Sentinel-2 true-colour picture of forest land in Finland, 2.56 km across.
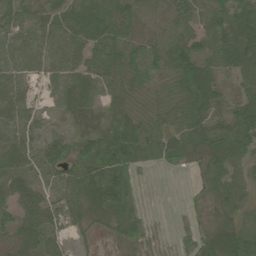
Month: June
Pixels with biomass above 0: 87%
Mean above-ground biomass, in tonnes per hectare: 57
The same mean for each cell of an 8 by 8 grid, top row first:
47 50 81 88 50 65 68 87
56 63 61 90 66 87 84 131
50 37 56 59 49 89 76 51
56 21 41 53 45 76 65 69
69 56 50 91 78 70 78 80
77 33 74 79 9 4 45 44
58 68 63 75 13 2 22 43
49 62 18 32 34 12 44 64
